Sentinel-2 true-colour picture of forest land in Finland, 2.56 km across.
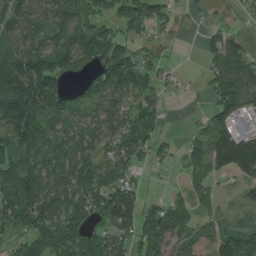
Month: July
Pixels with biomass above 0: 74%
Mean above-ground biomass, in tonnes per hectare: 85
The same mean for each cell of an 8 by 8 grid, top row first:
79 74 91 76 120 30 13 13
89 89 131 141 37 4 55 74
147 185 63 136 86 13 39 112
205 142 59 82 96 1 51 104
115 83 75 61 99 26 109 190
135 109 91 97 19 9 51 67
142 114 108 165 94 80 18 10
68 123 112 99 99 64 48 91
